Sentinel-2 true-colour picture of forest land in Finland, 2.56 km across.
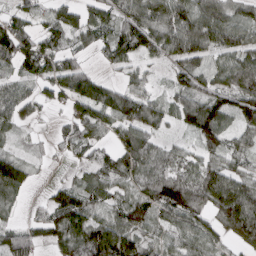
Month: April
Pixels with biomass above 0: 80%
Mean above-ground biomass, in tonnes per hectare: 68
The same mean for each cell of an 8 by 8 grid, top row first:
57 47 59 61 97 99 85 57
122 72 39 72 77 87 75 71
60 76 100 31 44 47 49 80
59 17 34 65 94 62 123 77
20 18 67 45 77 23 64 50
94 6 31 73 75 78 90 62
29 64 94 48 92 116 79 140
74 41 112 151 73 61 56 70
